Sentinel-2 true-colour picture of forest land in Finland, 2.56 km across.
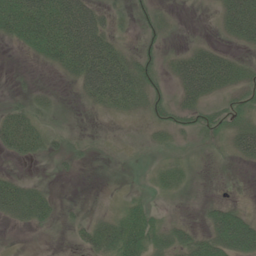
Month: June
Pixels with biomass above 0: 57%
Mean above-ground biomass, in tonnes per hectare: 27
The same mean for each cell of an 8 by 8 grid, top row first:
79 72 80 19 14 8 2 56
12 59 82 44 12 8 28 13
2 1 44 83 40 30 72 29
29 17 3 21 19 26 21 21
47 21 10 3 5 12 13 37
15 2 3 3 4 22 2 0
42 23 8 12 28 4 24 24
1 1 16 47 56 41 52 87
